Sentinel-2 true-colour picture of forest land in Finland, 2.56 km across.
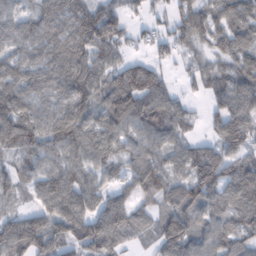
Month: February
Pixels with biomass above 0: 87%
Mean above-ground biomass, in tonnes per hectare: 81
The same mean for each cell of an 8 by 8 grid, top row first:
63 85 104 76 29 58 76 79
64 89 100 74 23 47 49 68
95 88 111 82 113 23 59 86
105 64 93 128 112 76 40 105
88 90 104 82 79 64 52 94
71 86 76 52 116 68 108 115
33 79 102 109 65 101 75 111
124 99 76 94 41 129 86 79
